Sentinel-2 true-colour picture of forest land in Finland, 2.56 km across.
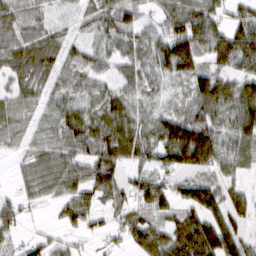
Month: March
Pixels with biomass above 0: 82%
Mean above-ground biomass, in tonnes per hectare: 58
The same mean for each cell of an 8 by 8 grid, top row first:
56 29 25 69 29 79 76 48
60 65 32 34 46 116 68 101
42 40 41 39 42 42 83 67
45 41 59 83 46 54 62 84
25 48 63 87 81 158 127 55
19 67 65 60 57 61 53 28
46 14 67 37 61 60 92 54
28 36 23 33 70 75 109 73
